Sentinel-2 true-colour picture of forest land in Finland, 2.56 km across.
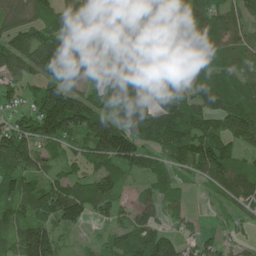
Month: July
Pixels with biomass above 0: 84%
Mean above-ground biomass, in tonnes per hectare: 89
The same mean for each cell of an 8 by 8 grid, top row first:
87 103 103 98 127 57 103 65
133 131 98 126 48 10 52 52
57 89 61 129 92 50 74 82
46 194 159 118 134 148 89 146
134 85 73 202 100 130 124 110
108 61 68 91 62 48 68 98
68 128 131 57 68 39 11 54
87 138 14 58 102 54 44 31
